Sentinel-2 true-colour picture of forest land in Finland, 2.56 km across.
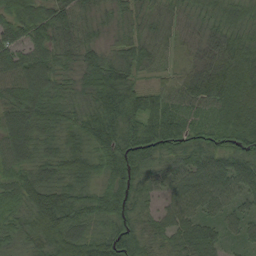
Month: August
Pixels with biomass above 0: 98%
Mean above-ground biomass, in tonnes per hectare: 61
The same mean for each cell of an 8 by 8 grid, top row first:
57 75 56 41 48 41 48 57
70 70 63 35 55 29 55 71
86 80 46 79 23 32 110 97
78 73 43 65 95 49 48 102
73 43 39 62 86 60 50 69
57 54 53 56 55 61 85 72
49 116 64 73 36 68 51 41
37 75 77 72 54 61 75 33
